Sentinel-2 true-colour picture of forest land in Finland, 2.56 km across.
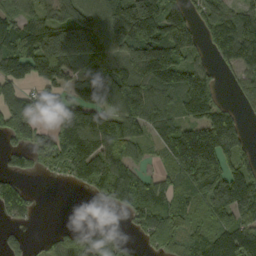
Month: September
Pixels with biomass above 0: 75%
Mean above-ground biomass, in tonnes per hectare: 117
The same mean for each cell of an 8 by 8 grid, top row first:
84 89 155 149 243 129 97 108
159 212 210 134 148 129 57 171
138 136 128 184 154 171 117 64
140 89 148 137 167 86 126 42
80 134 232 162 71 184 230 116
68 29 88 144 54 94 184 108
100 0 0 33 100 96 109 141
45 30 93 58 45 76 115 144
